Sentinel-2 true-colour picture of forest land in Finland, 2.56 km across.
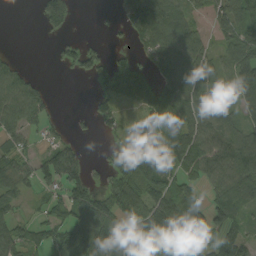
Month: August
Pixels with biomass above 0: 68%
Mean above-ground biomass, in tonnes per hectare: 67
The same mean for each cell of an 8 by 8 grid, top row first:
0 91 6 12 159 93 44 92
2 4 47 14 68 106 49 92
68 5 14 69 59 153 87 97
92 35 6 44 54 81 91 48
52 35 17 25 92 100 111 103
71 59 62 56 125 79 80 112
31 27 90 90 105 111 90 93
65 43 93 85 67 117 45 66
